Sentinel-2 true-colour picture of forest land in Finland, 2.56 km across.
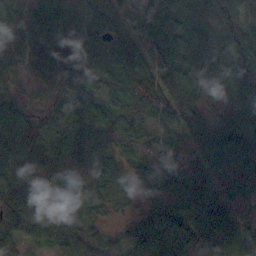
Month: October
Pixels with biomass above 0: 94%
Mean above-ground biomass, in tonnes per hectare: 74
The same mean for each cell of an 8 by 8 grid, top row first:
90 88 78 77 90 60 48 43
81 76 85 85 103 71 81 72
36 55 83 54 93 102 76 85
61 72 102 76 76 104 51 56
79 90 71 47 45 62 83 90
73 73 51 83 53 62 64 67
92 77 80 54 44 80 77 34
90 53 89 57 108 105 94 79
